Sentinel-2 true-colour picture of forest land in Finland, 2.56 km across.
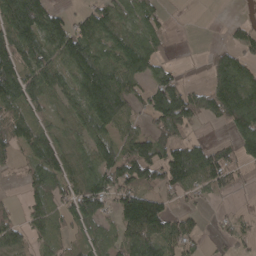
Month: April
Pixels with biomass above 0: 70%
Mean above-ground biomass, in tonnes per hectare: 77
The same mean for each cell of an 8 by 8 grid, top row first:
153 108 42 99 84 1 0 6
129 100 119 94 110 13 13 72
128 93 111 113 64 55 53 108
77 40 71 129 55 168 83 147
85 85 57 75 110 88 47 77
18 96 96 111 99 120 107 28
25 76 109 58 164 35 10 8
90 49 44 64 132 101 16 37
